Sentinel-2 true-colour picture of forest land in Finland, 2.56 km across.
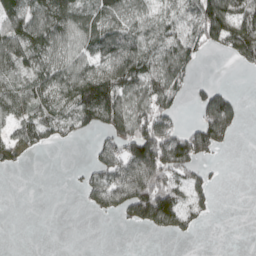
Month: April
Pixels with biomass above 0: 57%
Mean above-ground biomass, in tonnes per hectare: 68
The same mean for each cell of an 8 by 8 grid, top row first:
76 94 74 71 53 64 155 126
95 87 68 95 83 105 63 127
71 86 128 137 95 79 18 0
75 81 141 152 94 52 122 36
80 34 8 100 180 145 113 2
0 0 25 138 189 105 34 0
0 0 9 55 162 120 30 0
0 0 0 0 0 5 0 0
